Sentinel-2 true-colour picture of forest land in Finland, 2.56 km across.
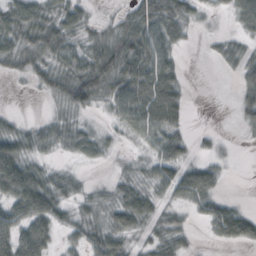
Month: October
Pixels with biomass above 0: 73%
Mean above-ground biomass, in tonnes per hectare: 39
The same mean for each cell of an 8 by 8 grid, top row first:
63 44 34 10 69 61 10 35
54 54 36 67 79 29 5 40
11 36 83 74 86 39 0 61
6 7 32 27 77 51 25 33
55 30 38 13 19 42 41 4
92 32 14 11 20 61 36 1
59 62 21 33 57 37 29 17
70 49 29 47 44 33 7 30
